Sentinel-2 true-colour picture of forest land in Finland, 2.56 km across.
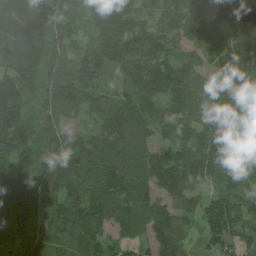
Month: August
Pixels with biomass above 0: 94%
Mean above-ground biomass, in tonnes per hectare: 107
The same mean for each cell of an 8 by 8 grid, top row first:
132 132 61 190 60 88 83 108
137 138 76 184 123 60 97 153
176 109 141 41 123 120 87 151
160 68 81 114 96 85 108 148
132 69 76 123 80 84 121 111
138 97 118 149 90 97 86 77
134 73 135 150 96 70 89 133
110 89 114 66 59 75 64 84
